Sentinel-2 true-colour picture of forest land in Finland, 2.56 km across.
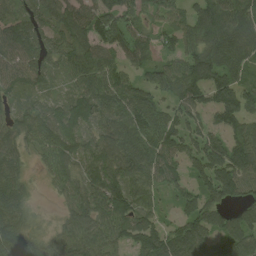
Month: August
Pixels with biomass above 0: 88%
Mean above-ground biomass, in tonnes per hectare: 88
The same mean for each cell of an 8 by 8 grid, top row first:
64 74 98 103 60 72 111 103
98 85 90 95 76 63 110 119
74 54 70 87 57 93 138 86
65 70 103 91 114 82 86 122
84 96 91 106 111 106 120 105
62 46 73 98 106 54 119 133
77 3 85 111 82 51 94 60
94 48 102 86 112 109 85 97
